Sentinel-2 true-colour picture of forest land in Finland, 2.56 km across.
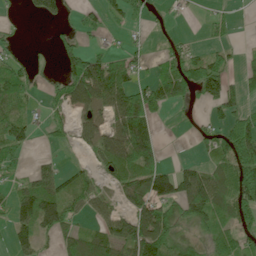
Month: June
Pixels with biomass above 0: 56%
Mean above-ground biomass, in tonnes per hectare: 58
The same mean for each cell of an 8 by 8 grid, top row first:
4 65 27 24 21 4 15 3
15 10 52 22 21 21 28 9
77 16 142 158 34 121 122 36
47 41 56 86 122 9 25 47
73 16 35 96 106 0 35 123
29 47 37 51 98 91 61 125
84 127 39 45 105 80 108 86
51 16 60 91 168 69 50 54
